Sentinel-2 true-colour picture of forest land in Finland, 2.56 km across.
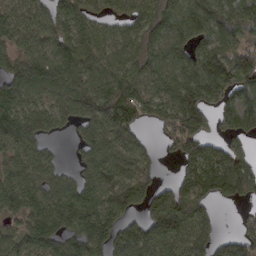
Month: March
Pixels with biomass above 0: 83%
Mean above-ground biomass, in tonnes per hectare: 116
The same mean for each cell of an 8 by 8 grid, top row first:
93 97 109 63 111 122 149 137
84 106 137 96 122 104 130 114
126 132 132 128 128 115 178 147
126 106 110 208 131 160 128 183
121 44 54 95 44 77 95 59
132 89 71 117 93 52 166 184
105 137 158 123 100 243 84 28
95 112 126 118 124 129 113 105
